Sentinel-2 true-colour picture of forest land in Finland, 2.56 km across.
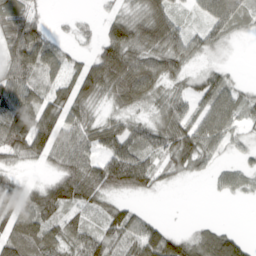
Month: March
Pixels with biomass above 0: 75%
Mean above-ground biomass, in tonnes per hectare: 52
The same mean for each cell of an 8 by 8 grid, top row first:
54 12 6 35 59 43 53 43
82 66 16 95 67 68 31 2
63 42 84 95 93 39 48 12
73 68 59 25 21 65 59 43
76 90 64 60 57 91 63 15
22 19 76 88 74 25 19 28
93 75 47 43 12 0 0 0
84 65 69 60 89 64 74 43
